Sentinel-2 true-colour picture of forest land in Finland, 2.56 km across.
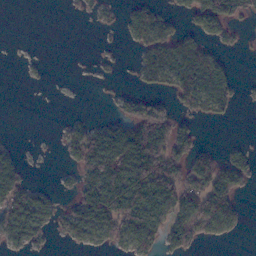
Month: November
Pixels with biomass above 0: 45%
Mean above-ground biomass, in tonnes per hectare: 41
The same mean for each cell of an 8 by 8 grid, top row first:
0 0 5 11 52 23 89 40
0 0 0 5 43 56 31 11
1 3 1 4 27 51 57 14
0 0 3 13 62 32 36 5
6 1 74 107 156 73 7 14
44 1 43 110 123 81 96 56
88 49 61 115 111 81 96 30
40 14 39 42 71 57 27 5
